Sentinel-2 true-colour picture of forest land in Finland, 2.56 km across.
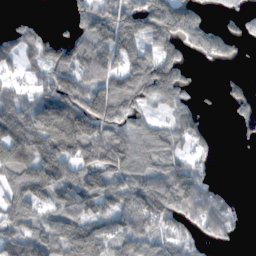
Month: November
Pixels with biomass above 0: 67%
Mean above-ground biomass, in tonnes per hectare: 80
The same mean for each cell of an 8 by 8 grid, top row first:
10 2 62 119 144 139 26 24
78 84 85 119 85 85 71 23
28 74 82 99 134 100 0 30
128 150 126 116 44 57 11 39
160 139 124 115 90 64 26 8
95 138 99 102 89 109 30 0
93 78 92 91 136 107 94 17
93 101 139 88 91 71 43 12
